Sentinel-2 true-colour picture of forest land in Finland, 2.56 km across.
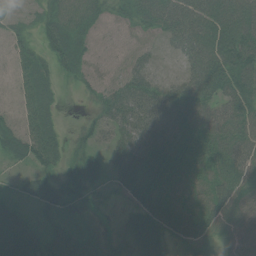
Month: July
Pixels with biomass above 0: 89%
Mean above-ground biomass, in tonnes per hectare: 45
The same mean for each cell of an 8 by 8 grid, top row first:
23 45 58 25 55 69 73 84
29 44 45 10 16 29 68 100
25 34 26 23 43 22 70 81
23 36 8 54 62 56 50 57
55 71 29 34 55 49 62 62
13 37 55 28 63 47 48 54
21 31 33 9 58 64 56 48
67 38 36 23 49 48 48 39
